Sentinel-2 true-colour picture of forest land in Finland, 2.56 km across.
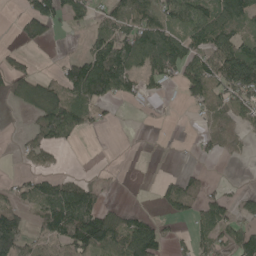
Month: May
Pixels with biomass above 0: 52%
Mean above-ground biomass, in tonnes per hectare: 65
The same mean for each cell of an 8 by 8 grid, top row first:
23 125 85 76 81 72 101 116
20 12 11 133 123 82 96 89
88 49 173 158 53 47 130 175
10 113 89 17 7 3 56 69
13 67 14 0 0 1 38 27
19 51 23 7 0 31 11 0
65 111 161 37 10 62 74 56
124 57 138 117 147 28 73 96
